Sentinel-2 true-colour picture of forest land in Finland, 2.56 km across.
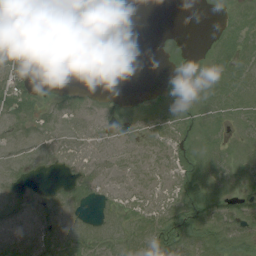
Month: August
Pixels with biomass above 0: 59%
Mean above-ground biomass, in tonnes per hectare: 6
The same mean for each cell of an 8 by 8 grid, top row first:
12 4 0 0 0 0 1 8
9 2 0 0 0 3 4 12
12 1 0 0 0 6 5 10
10 5 6 4 3 7 8 9
4 5 4 5 4 10 7 6
4 1 6 5 6 10 11 7
6 8 5 5 7 12 12 9
8 9 9 8 10 14 10 7
